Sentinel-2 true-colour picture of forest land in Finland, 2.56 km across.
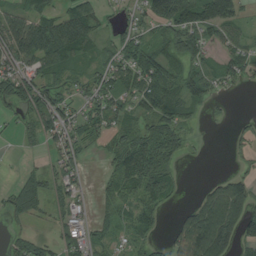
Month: August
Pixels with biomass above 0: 69%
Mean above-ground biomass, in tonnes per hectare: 51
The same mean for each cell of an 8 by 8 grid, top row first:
55 64 90 20 47 123 113 51
84 105 92 44 54 75 64 44
78 56 35 61 76 55 60 39
24 85 33 63 39 56 15 3
7 37 38 35 62 48 5 22
10 39 28 31 86 38 5 37
42 31 31 30 44 14 100 77
25 23 53 32 33 65 157 69
